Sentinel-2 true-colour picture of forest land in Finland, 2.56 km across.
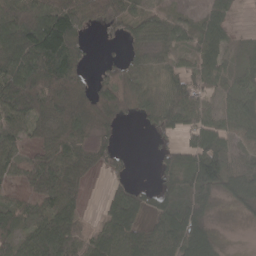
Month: April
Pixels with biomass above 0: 77%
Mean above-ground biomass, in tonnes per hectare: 63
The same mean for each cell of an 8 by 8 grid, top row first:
104 102 87 63 34 24 45 7
139 161 65 5 39 36 62 22
128 124 62 58 68 62 48 46
101 95 83 88 38 98 52 85
55 63 55 26 1 36 80 31
38 88 58 30 0 72 109 85
52 71 39 65 57 79 48 33
59 100 49 79 85 90 80 1
